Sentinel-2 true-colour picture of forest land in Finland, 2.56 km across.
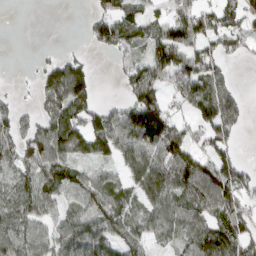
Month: March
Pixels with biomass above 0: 70%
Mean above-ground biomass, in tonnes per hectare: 68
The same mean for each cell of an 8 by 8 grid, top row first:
0 0 4 83 54 104 67 72
0 5 6 57 49 132 60 37
2 66 107 5 119 90 104 7
48 67 87 62 172 30 92 55
73 110 83 86 121 102 55 20
47 81 58 51 92 104 120 78
58 56 80 95 48 74 85 91
80 65 105 71 48 47 106 92
